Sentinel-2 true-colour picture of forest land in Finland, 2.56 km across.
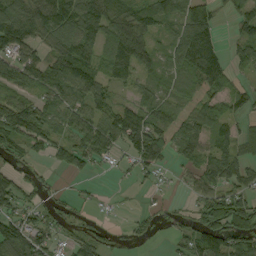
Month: September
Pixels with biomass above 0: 72%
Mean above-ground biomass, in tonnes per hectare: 61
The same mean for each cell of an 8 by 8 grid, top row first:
109 120 125 87 86 65 71 52
94 61 89 76 81 75 123 46
89 88 84 55 42 60 60 23
114 80 67 73 69 39 56 40
61 68 64 72 90 61 55 49
46 16 28 5 21 13 68 64
50 32 11 4 11 7 78 80
112 51 40 20 17 30 105 81
